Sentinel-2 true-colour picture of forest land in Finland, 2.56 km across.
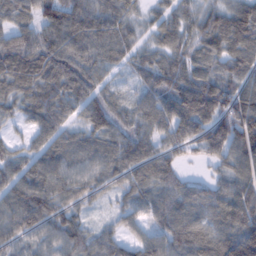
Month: February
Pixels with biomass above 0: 94%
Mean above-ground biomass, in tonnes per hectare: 77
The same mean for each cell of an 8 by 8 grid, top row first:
60 95 103 87 38 65 68 45
83 91 81 81 52 69 71 67
88 87 87 41 54 108 109 78
42 87 63 84 70 105 144 143
25 72 64 73 70 74 106 111
75 87 69 68 79 61 29 85
81 94 47 28 64 86 80 103
58 58 80 57 63 94 86 132
